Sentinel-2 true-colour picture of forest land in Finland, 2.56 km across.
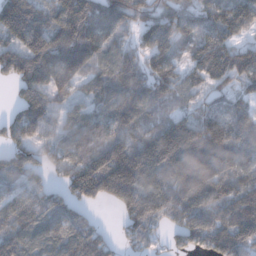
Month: December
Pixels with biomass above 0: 88%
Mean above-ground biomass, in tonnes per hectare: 130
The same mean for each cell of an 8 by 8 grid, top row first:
200 114 220 162 94 124 106 143
124 180 203 102 95 114 147 98
114 130 93 147 131 85 107 102
75 133 91 162 158 87 83 116
97 67 107 153 152 231 226 138
122 71 170 248 178 168 199 129
111 122 72 40 156 134 124 161
124 118 122 51 85 59 142 176
